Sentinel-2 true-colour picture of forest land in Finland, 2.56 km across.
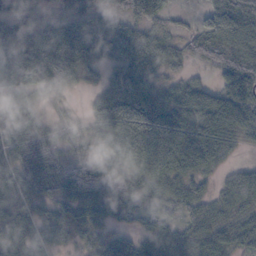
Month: October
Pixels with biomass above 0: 88%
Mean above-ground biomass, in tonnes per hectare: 65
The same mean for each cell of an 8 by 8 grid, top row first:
77 35 52 52 61 20 35 75
111 78 75 54 72 41 71 76
82 82 43 44 61 36 24 96
85 28 19 101 102 81 94 91
65 56 50 88 108 118 108 45
64 74 69 88 92 81 37 45
66 50 81 73 49 59 57 55
62 57 34 24 41 64 69 58
